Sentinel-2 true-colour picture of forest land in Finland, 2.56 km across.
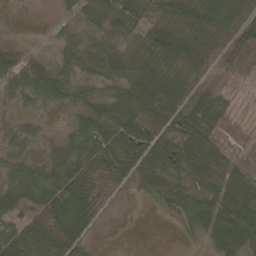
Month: May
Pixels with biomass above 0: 81%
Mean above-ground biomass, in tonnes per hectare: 50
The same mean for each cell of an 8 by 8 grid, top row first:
2 2 22 64 70 98 76 53
30 11 54 74 76 98 79 71
61 74 32 53 103 52 66 29
16 10 36 63 67 88 71 7
22 26 48 53 84 73 63 4
54 56 60 32 61 48 99 37
54 100 64 3 4 46 49 65
76 100 45 0 0 4 29 64
